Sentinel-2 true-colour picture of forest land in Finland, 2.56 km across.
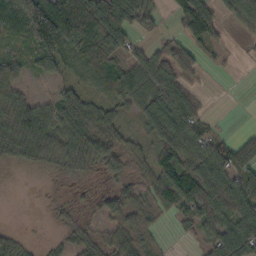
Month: October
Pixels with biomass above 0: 73%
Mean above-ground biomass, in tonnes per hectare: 50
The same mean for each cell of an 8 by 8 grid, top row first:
91 176 84 116 85 34 89 51
24 117 85 76 23 48 26 5
51 27 37 76 65 74 6 1
68 45 84 34 55 89 21 0
61 57 77 62 26 82 60 50
0 5 19 26 28 80 91 64
0 5 12 43 36 57 75 74
20 9 31 36 26 6 46 84
